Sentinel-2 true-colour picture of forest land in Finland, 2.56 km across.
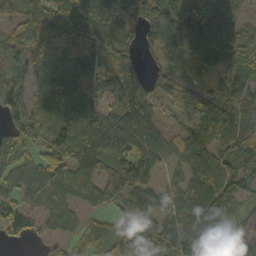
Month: October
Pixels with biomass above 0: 87%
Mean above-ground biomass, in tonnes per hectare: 80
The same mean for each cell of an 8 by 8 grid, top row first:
56 130 77 90 102 88 63 33
49 120 121 65 45 87 85 78
48 89 77 126 68 61 26 77
88 72 64 69 110 75 119 94
98 95 61 99 119 67 110 106
71 74 58 95 107 36 98 104
93 46 37 47 86 88 128 61
41 28 35 89 103 82 90 117
